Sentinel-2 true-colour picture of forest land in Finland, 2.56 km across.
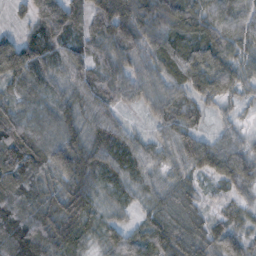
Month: November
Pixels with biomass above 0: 94%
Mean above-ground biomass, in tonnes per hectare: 62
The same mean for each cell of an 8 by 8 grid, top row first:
14 106 63 93 74 85 78 78
105 90 60 56 62 97 114 61
59 52 63 57 54 63 99 71
56 54 49 49 23 60 28 21
100 78 60 83 49 64 53 41
89 61 73 60 49 39 40 66
82 59 71 27 27 57 23 32
93 77 55 43 58 61 54 53
